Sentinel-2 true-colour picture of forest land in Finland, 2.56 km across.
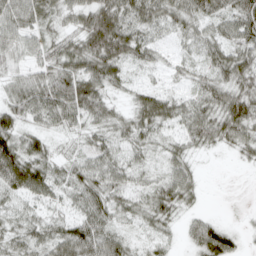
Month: April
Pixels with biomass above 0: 86%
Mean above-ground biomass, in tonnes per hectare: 46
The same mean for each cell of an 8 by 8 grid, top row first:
61 38 52 75 57 51 49 58
47 42 69 95 48 19 45 56
39 58 86 48 14 19 37 61
58 62 60 34 59 49 55 75
65 30 23 39 34 29 37 42
94 61 52 49 28 50 2 1
31 33 47 54 42 45 7 1
39 55 85 56 16 14 78 21
